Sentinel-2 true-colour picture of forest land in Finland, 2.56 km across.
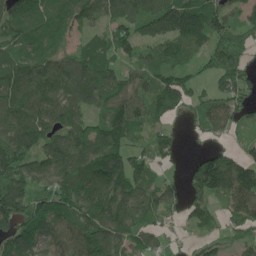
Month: May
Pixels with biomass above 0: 85%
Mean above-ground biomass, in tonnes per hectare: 103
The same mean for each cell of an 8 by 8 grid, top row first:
137 100 114 98 120 166 150 87
110 93 79 116 81 115 92 86
134 121 134 103 86 107 49 108
125 118 94 112 91 70 77 68
154 93 131 151 42 43 29 32
126 119 160 162 95 20 187 164
146 131 135 151 95 49 72 106
140 117 115 113 78 12 29 58
